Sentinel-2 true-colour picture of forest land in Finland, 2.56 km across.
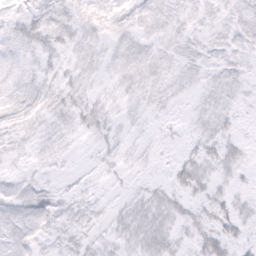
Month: February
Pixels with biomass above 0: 76%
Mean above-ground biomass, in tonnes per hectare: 8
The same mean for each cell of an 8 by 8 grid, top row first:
7 10 9 10 8 7 6 8
7 10 8 6 7 7 8 7
7 7 7 6 9 7 6 7
10 9 11 7 5 3 9 5
6 7 2 6 4 3 11 7
5 4 3 3 3 10 11 6
11 13 8 5 12 11 10 8
10 7 9 7 14 9 15 7
